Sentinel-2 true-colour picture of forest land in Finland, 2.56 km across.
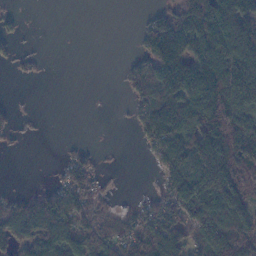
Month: November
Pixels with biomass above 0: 58%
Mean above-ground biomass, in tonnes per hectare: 84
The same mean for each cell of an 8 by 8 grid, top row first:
22 0 0 0 19 131 191 197
20 1 0 0 63 188 188 192
9 4 0 1 97 172 214 152
20 1 0 1 78 154 214 136
12 0 12 2 38 128 163 191
0 6 91 8 2 95 133 172
95 142 126 42 62 113 116 112
133 168 129 108 144 131 123 125
